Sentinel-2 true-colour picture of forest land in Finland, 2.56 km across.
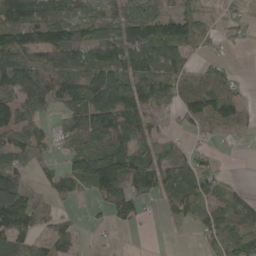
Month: May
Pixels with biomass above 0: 72%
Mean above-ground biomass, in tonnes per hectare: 68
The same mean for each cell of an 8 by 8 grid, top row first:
95 83 57 52 88 94 38 33
133 133 107 96 105 97 27 6
107 91 81 124 102 75 68 19
98 41 86 130 87 36 104 67
83 37 54 85 67 26 17 6
63 34 81 148 94 97 71 4
168 42 8 62 23 58 59 74
86 54 27 6 1 4 50 118
